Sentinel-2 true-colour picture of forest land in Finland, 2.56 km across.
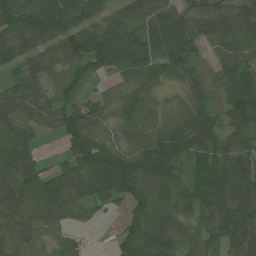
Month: July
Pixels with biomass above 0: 91%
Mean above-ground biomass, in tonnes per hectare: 81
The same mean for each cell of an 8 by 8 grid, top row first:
124 154 83 66 83 81 53 65
76 61 112 119 61 103 48 68
48 58 80 32 72 51 66 115
72 77 95 49 86 59 69 111
110 5 136 71 94 106 82 76
89 74 111 165 103 86 73 103
89 101 65 41 100 90 91 124
63 41 30 21 111 94 64 97
